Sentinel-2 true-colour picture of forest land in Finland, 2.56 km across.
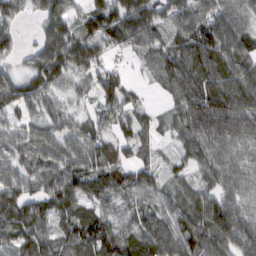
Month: February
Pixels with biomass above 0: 91%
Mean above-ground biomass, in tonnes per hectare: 68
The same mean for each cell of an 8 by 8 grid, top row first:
42 80 56 90 103 66 65 60
39 95 93 59 52 68 81 68
55 90 39 38 15 82 85 86
59 64 32 71 31 55 127 105
57 78 70 55 36 37 89 71
70 88 94 81 58 37 52 66
69 70 62 53 58 65 84 72
71 58 71 77 80 89 79 82
